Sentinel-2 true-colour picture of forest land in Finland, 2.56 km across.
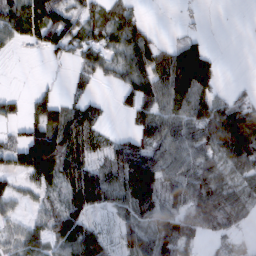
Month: February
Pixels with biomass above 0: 70%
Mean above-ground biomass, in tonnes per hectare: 59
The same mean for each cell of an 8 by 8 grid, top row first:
90 104 51 35 16 2 2 0
19 51 41 42 73 47 36 0
0 4 37 28 83 119 87 3
25 77 64 11 68 90 91 83
59 144 76 41 87 90 89 121
48 76 103 59 121 78 85 57
27 35 76 47 65 65 132 80
38 39 91 31 80 125 38 21
